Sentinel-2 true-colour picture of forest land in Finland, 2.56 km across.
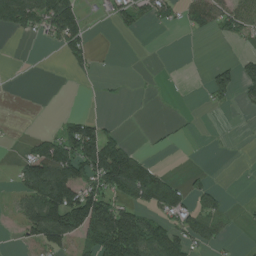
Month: July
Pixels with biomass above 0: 38%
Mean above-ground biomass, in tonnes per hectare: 57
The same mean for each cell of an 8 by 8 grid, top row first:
124 116 62 36 57 43 96 95
0 10 57 1 0 0 0 14
0 0 8 5 1 0 42 76
0 1 13 0 0 2 6 10
5 96 186 111 3 4 2 1
40 161 118 197 167 27 18 0
42 158 180 136 91 119 60 4
13 127 78 241 209 106 68 3
